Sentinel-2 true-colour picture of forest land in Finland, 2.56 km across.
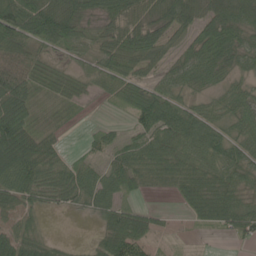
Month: June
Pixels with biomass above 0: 83%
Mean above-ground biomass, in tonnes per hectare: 51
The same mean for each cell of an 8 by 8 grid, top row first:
101 100 61 61 55 69 65 74
89 47 29 66 83 35 89 67
82 35 38 71 52 51 57 35
95 14 12 9 79 55 44 56
107 39 7 36 53 59 58 49
86 62 56 58 52 54 55 47
43 24 28 51 25 11 61 50
49 23 4 63 46 9 5 21
